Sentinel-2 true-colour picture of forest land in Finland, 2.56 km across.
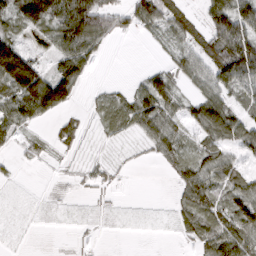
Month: March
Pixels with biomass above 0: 60%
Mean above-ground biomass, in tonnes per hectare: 42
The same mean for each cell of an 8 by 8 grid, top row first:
64 94 129 54 67 55 62 102
76 21 93 8 2 27 74 143
141 97 53 3 35 39 50 93
66 67 12 35 77 36 90 44
19 16 19 8 21 42 43 56
5 2 14 17 0 32 50 43
0 3 1 6 0 26 54 84
1 1 6 1 0 7 53 74
